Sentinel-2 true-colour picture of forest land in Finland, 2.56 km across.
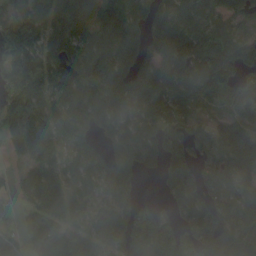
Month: September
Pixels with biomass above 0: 84%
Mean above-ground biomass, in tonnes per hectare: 105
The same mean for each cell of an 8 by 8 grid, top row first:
91 104 124 90 55 88 81 76
176 99 118 152 104 136 139 110
136 110 135 152 119 111 137 90
107 92 119 141 109 101 48 90
93 78 78 77 107 89 104 164
49 108 85 116 42 95 86 99
47 106 72 101 70 79 142 89
74 151 95 111 169 132 145 138
